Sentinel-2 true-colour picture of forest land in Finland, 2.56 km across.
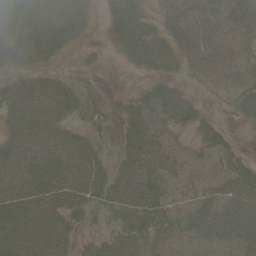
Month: June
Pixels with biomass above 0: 81%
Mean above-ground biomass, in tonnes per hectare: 44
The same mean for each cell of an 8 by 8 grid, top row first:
63 73 59 51 55 48 37 51
58 54 28 33 80 50 42 44
42 41 22 2 20 27 32 58
64 63 32 16 34 53 17 37
62 66 47 8 64 17 34 23
67 73 60 45 75 29 14 50
67 56 35 30 57 29 47 65
62 61 18 28 41 24 42 53
